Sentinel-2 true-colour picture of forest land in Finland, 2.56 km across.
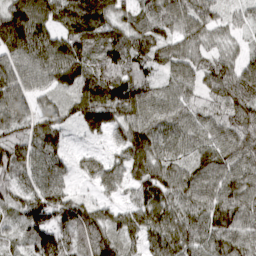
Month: March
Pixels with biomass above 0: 96%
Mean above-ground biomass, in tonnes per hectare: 76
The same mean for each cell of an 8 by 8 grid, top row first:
89 104 129 83 80 89 71 28
79 83 94 110 95 63 53 29
80 57 65 164 121 66 71 116
87 65 78 86 75 59 57 107
86 68 10 32 104 53 54 83
76 66 25 51 73 75 75 72
64 119 83 46 75 73 91 94
44 99 71 72 57 90 71 73
